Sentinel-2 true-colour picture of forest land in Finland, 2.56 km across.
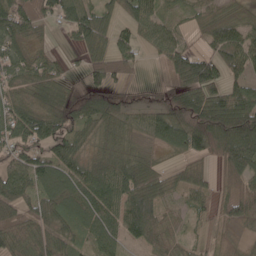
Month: May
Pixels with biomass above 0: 81%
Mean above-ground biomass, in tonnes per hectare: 71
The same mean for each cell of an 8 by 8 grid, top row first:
112 55 91 50 89 38 62 55
67 21 46 66 38 77 43 106
51 61 19 66 8 63 114 58
68 85 79 92 48 95 130 114
73 75 48 53 21 75 106 154
77 110 93 117 104 48 37 101
79 89 110 91 150 34 46 77
86 73 50 68 58 44 25 20
